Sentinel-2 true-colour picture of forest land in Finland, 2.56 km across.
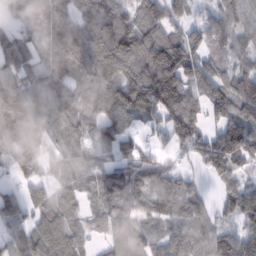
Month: February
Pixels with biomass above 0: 88%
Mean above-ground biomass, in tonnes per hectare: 94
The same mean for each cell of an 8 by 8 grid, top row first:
53 73 103 123 115 96 61 88
94 69 116 144 145 155 107 71
84 71 65 126 170 165 120 93
121 90 89 123 119 145 78 107
85 51 62 84 45 86 124 149
51 52 74 91 107 72 53 79
86 91 56 68 66 94 44 115
76 145 68 60 75 95 94 107
